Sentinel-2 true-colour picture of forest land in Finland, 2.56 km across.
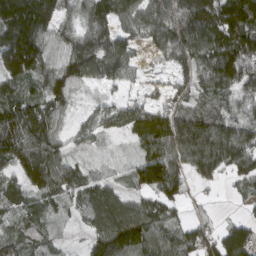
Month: March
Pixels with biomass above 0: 88%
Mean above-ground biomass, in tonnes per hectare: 100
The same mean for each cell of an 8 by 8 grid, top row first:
195 169 73 118 104 133 164 188
200 100 105 103 42 121 146 171
119 110 97 57 17 44 109 140
140 116 26 63 106 102 85 64
156 140 35 9 108 141 144 128
66 139 66 23 119 107 61 77
63 53 59 155 100 62 14 18
72 55 19 175 159 99 84 143
